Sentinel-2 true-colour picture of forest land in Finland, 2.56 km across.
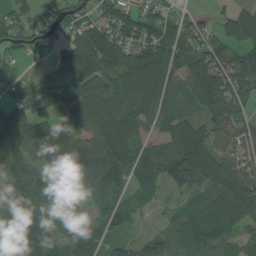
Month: August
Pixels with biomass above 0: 84%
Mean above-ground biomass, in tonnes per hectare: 77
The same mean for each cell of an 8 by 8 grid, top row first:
51 52 54 87 91 46 22 61
48 47 130 127 119 91 59 63
74 29 79 64 89 73 107 77
88 44 69 85 84 71 63 58
70 124 98 146 100 120 93 69
63 67 66 95 77 94 98 72
83 68 32 72 21 33 102 133
61 87 85 57 64 78 123 54
